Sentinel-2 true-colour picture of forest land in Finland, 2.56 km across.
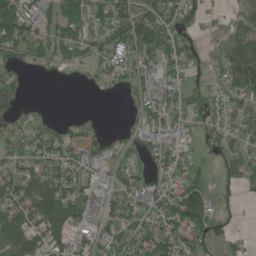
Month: June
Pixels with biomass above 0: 68%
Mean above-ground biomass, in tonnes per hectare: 60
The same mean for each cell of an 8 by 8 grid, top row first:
100 69 70 103 79 83 33 46
69 68 57 81 96 81 24 85
18 4 7 31 59 53 39 108
36 7 6 0 52 75 79 55
42 57 72 33 40 73 43 54
75 90 79 28 45 73 32 52
84 91 99 66 58 112 82 8
79 77 56 77 74 99 65 23
